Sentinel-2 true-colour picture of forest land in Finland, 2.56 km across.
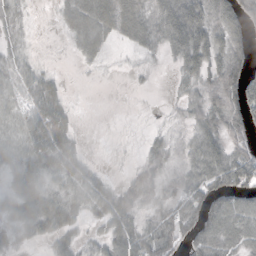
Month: October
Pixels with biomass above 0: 72%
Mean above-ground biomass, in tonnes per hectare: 37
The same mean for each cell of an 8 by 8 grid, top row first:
27 2 46 68 46 77 56 66
20 1 21 11 23 46 63 40
30 29 1 1 4 19 49 76
29 78 5 0 1 11 48 63
37 86 19 2 16 20 51 37
57 45 38 8 39 25 56 66
50 67 31 64 27 39 58 57
18 32 29 54 61 41 59 43
